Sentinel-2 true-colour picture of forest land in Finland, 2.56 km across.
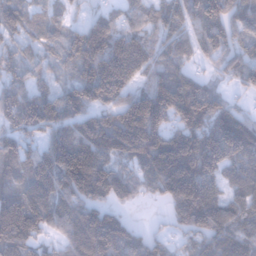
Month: January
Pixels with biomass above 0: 88%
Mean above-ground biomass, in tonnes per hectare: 121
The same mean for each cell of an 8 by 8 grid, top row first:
74 60 21 69 83 103 151 88
44 48 148 180 125 90 81 74
60 42 129 237 95 144 47 61
135 149 128 117 215 153 153 65
93 105 209 179 207 182 188 212
97 150 199 110 84 220 141 100
195 130 134 78 6 120 162 106
163 55 165 215 104 41 109 130
